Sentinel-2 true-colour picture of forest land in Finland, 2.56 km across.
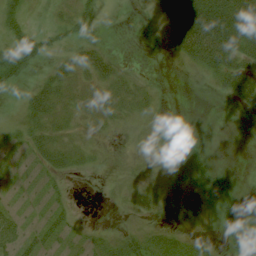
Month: July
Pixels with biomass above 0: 43%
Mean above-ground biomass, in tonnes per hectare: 15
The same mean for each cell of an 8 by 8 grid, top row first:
21 3 21 2 2 51 68 57
39 20 14 4 0 21 66 43
24 19 12 22 4 0 8 50
3 29 8 12 8 0 0 20
12 25 8 0 0 1 5 0
8 14 4 1 6 0 17 1
12 14 1 1 9 6 10 20
34 22 12 17 26 18 6 17
